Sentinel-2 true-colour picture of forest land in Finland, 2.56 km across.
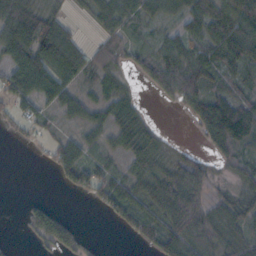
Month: October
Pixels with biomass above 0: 71%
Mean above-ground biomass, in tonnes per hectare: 50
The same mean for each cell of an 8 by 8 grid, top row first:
93 46 10 71 53 37 79 70
132 119 44 42 25 65 73 79
91 104 54 44 21 78 60 35
39 33 42 58 22 8 97 94
5 22 55 36 56 5 28 74
0 4 79 51 53 57 35 31
1 60 0 53 51 74 49 48
6 77 49 0 30 87 64 49
